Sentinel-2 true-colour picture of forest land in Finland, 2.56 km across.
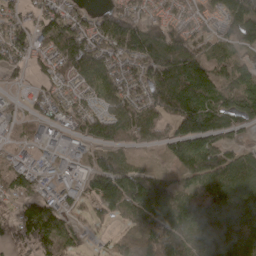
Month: April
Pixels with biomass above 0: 83%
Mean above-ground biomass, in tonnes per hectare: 94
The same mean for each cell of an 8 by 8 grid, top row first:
55 101 69 134 77 52 57 138
101 76 160 112 179 156 71 75
27 64 72 100 103 203 151 156
21 51 85 109 100 136 146 122
23 10 44 103 48 118 106 35
73 39 54 165 106 56 125 121
51 108 34 100 157 160 155 113
55 113 40 32 109 127 85 101
